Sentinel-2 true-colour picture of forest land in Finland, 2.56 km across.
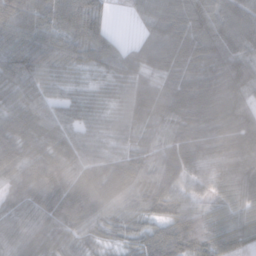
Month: November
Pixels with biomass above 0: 96%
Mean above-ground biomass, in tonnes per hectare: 67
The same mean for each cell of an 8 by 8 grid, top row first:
100 70 93 20 48 74 103 99
80 75 63 54 40 61 74 92
68 61 31 48 41 52 61 97
71 57 51 44 55 76 82 94
83 63 68 42 46 81 67 86
60 84 79 81 76 62 51 66
69 93 102 73 60 59 47 62
75 89 55 27 50 83 72 58
